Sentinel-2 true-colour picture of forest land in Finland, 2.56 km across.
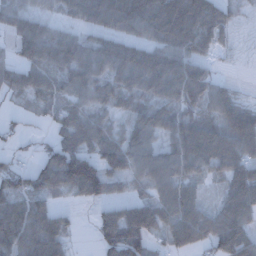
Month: December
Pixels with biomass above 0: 81%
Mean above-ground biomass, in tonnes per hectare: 67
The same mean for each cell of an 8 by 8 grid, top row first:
59 33 55 97 97 116 80 17
44 88 66 67 67 75 44 9
53 56 67 59 89 93 53 4
16 35 60 38 67 62 55 68
20 34 79 75 83 82 107 93
54 79 158 72 71 80 43 93
80 56 16 55 87 90 41 96
102 123 7 95 96 68 66 89
